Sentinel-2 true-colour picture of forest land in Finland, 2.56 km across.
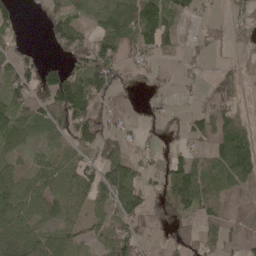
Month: May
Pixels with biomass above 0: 64%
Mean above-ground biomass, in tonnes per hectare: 50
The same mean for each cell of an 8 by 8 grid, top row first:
37 40 44 70 92 49 11 33
24 17 85 89 61 46 33 20
73 78 82 89 25 17 18 44
66 72 91 31 17 13 50 28
47 33 61 45 23 18 38 103
44 54 70 67 37 80 70 103
68 58 42 47 44 65 53 15
85 54 41 82 29 33 45 30
